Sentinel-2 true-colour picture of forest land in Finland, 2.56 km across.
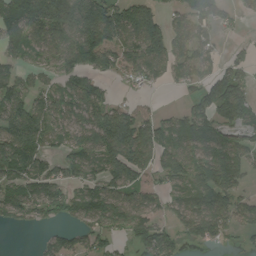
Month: August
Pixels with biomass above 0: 71%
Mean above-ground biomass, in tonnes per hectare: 87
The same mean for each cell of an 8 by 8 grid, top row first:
110 180 160 125 124 55 100 27
59 74 141 108 120 83 60 22
69 45 84 31 51 50 85 92
95 100 83 109 46 43 108 137
134 57 90 173 135 105 136 98
103 95 79 118 69 93 132 98
92 79 75 124 85 60 118 98
0 35 49 56 87 53 68 18
